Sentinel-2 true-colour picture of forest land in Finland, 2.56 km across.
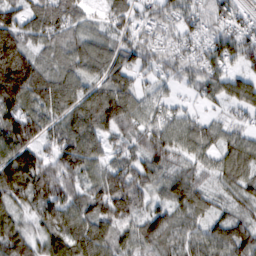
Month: February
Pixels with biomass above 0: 91%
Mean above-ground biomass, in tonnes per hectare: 93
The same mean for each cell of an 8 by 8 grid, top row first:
89 132 75 77 61 85 72 59
155 73 86 81 87 71 74 107
194 118 83 63 35 48 73 75
130 97 126 160 84 55 30 49
141 77 127 62 100 90 76 88
171 158 98 108 103 87 56 101
85 113 102 154 81 87 70 60
109 90 126 91 93 78 75 99
